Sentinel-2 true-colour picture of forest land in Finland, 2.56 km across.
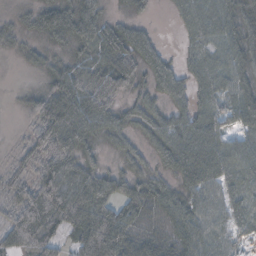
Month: November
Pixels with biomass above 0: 86%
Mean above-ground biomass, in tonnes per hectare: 53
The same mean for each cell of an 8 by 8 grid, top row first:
19 55 74 25 18 23 64 53
21 31 43 73 61 9 42 53
2 36 61 67 39 51 56 54
8 98 85 47 35 37 56 59
12 69 71 26 26 69 67 32
40 106 84 49 41 49 71 51
58 130 123 68 54 54 51 41
59 81 77 124 45 38 55 28
